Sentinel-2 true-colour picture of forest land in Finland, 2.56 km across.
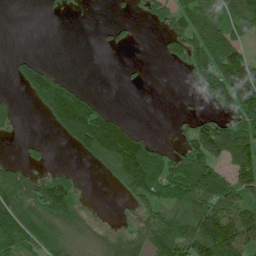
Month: July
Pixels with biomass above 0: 54%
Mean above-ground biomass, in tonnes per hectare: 65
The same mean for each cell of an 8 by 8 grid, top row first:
0 10 5 10 33 71 82 107
1 0 0 22 0 72 152 76
36 112 8 0 5 0 119 187
22 76 138 32 0 8 30 127
9 17 73 138 78 30 168 110
62 46 10 38 131 81 110 111
106 93 42 3 64 62 123 119
102 81 43 60 87 105 181 149
